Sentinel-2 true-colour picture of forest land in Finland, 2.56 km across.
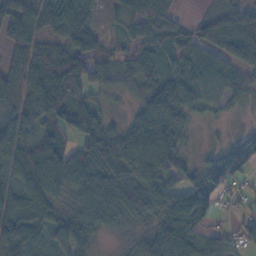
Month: November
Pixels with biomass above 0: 88%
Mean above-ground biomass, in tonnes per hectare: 64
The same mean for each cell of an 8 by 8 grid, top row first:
84 45 44 17 58 29 39 83
68 52 80 27 50 50 50 92
52 96 92 54 49 42 71 41
75 90 84 20 79 101 32 12
65 94 75 83 89 59 14 52
54 133 106 85 85 46 74 26
83 70 74 88 98 112 75 24
102 44 88 9 49 71 73 37
